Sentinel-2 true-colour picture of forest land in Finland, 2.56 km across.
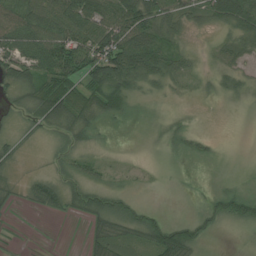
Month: July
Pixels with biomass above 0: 72%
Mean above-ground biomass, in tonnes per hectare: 36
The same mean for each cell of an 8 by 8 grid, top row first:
55 69 78 72 76 53 40 71
57 73 89 96 80 38 10 39
45 58 60 83 52 32 18 35
24 69 68 46 8 9 2 5
21 19 35 7 5 20 12 0
11 30 37 17 8 1 1 7
9 37 35 56 25 0 22 57
4 1 4 59 46 79 20 7
